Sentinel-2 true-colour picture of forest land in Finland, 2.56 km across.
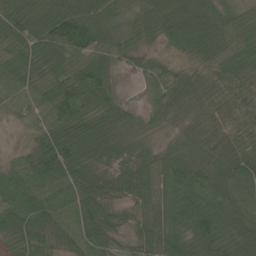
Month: June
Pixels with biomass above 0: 97%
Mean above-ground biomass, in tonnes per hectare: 68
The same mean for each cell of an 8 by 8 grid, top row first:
95 118 117 65 69 127 115 60
64 100 86 70 42 39 81 93
73 69 88 50 37 54 42 80
34 65 99 84 34 45 46 69
7 80 97 68 42 38 59 64
53 76 73 48 65 74 77 85
74 64 66 36 42 72 97 79
63 51 43 47 49 78 99 90
